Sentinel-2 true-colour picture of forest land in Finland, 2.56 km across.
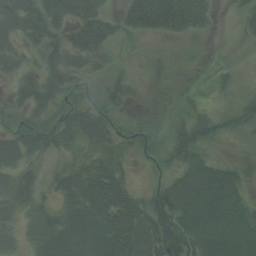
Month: August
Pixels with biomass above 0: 80%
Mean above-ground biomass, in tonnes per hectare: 44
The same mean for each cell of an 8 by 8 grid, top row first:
101 81 74 30 89 92 35 20
39 51 68 28 3 5 4 13
39 52 31 33 10 5 5 18
26 41 52 30 3 11 23 39
55 38 37 36 26 48 41 8
50 23 53 58 9 44 84 34
40 26 66 79 52 77 92 53
19 55 73 77 77 75 79 78
